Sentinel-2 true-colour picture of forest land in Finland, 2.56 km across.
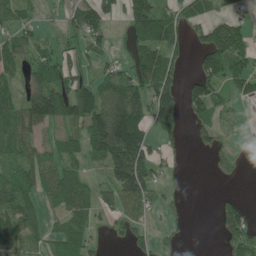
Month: June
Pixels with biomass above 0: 60%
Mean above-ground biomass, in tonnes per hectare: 66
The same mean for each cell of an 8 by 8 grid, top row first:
45 12 90 44 125 54 60 37
69 43 53 26 81 55 105 83
40 103 89 77 112 51 101 72
93 154 150 171 100 100 79 15
76 46 62 209 117 26 29 15
88 74 51 105 130 14 6 8
95 35 65 43 27 15 0 66
61 54 71 11 31 17 0 74
